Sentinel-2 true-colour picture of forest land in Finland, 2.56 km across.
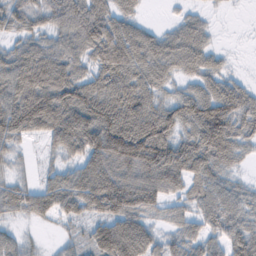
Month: February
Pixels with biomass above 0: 84%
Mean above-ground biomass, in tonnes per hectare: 67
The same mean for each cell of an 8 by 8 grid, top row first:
59 60 97 82 18 16 15 0
42 63 79 132 97 82 48 0
87 111 69 95 82 41 55 23
100 115 99 104 95 76 98 76
33 34 87 130 138 83 97 52
17 30 73 108 108 89 71 21
43 51 58 104 76 35 61 56
30 5 31 121 86 46 52 71
